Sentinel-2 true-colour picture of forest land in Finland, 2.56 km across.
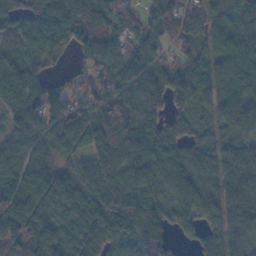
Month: November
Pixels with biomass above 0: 91%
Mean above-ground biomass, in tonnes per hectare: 83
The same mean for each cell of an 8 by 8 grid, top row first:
68 108 83 93 61 71 65 71
51 70 57 51 83 48 68 123
86 54 42 74 91 96 109 105
88 102 110 77 71 48 51 82
71 71 69 105 96 77 58 74
88 96 80 93 143 100 55 91
114 116 118 117 121 74 65 97
76 117 102 108 119 34 47 66
